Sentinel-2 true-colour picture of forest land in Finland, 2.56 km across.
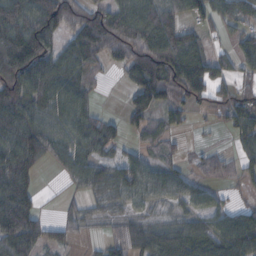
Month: October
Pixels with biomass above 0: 76%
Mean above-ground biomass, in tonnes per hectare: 72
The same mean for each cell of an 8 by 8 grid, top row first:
116 127 88 84 111 70 53 57
145 85 106 75 92 107 50 51
98 101 86 7 116 124 114 44
95 80 76 10 69 48 29 93
101 95 77 57 34 20 11 50
103 6 68 82 84 57 45 54
136 6 38 40 40 34 55 42
141 55 18 35 97 106 98 129
